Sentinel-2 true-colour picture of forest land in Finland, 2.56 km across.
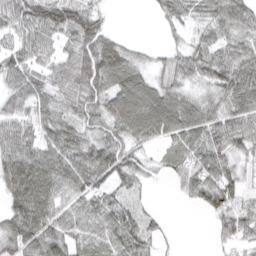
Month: March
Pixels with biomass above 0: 83%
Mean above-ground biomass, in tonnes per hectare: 60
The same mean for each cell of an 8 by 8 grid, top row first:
68 86 78 10 2 51 52 73
57 42 72 64 12 30 71 63
55 55 81 72 50 56 67 90
52 51 55 77 105 93 61 76
76 66 73 72 53 43 76 61
105 101 83 72 34 40 87 39
83 94 57 72 20 3 48 62
69 82 52 75 62 4 8 49
